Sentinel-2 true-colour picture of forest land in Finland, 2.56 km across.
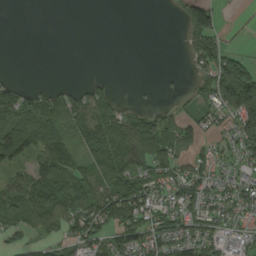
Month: August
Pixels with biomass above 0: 59%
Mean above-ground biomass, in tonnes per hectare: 66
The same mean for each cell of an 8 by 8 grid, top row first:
0 0 0 0 0 21 94 6
0 0 0 0 0 1 100 19
19 4 5 14 1 4 85 224
95 94 106 94 55 32 53 166
148 88 62 162 157 93 30 87
54 105 85 112 99 87 65 63
82 84 104 172 131 98 83 83
44 50 85 85 111 105 88 53
